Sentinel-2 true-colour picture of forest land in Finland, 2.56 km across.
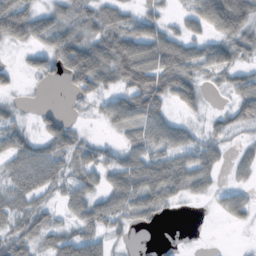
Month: October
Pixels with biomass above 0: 67%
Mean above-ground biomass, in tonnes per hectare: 38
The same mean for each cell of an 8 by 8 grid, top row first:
77 35 35 42 34 12 83 90
13 42 70 71 74 62 41 42
11 16 63 44 80 68 17 34
14 14 7 47 75 17 12 40
46 43 34 13 51 51 32 14
45 55 38 41 67 65 37 16
41 27 37 43 43 9 4 33
49 33 54 19 0 1 0 0
